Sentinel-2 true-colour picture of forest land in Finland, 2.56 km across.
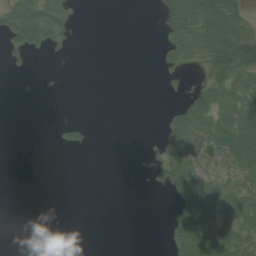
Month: July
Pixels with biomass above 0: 35%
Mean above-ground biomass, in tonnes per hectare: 27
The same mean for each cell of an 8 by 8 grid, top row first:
100 76 4 0 0 75 92 50
53 35 2 0 0 46 78 90
4 1 0 0 0 13 38 49
0 0 0 0 0 30 68 62
0 2 23 0 5 72 56 87
0 0 0 0 5 65 49 52
0 0 0 0 0 31 64 58
0 0 0 0 0 53 82 56
